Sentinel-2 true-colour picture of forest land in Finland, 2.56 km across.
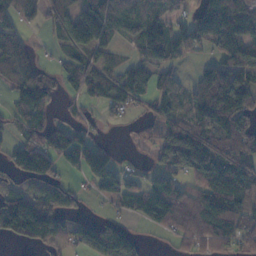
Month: November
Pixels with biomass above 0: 69%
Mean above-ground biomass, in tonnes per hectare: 71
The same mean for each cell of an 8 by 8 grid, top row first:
51 50 113 92 72 37 95 82
85 12 83 56 83 78 41 114
86 47 61 65 85 55 125 117
51 48 21 27 23 66 159 121
46 79 81 12 24 153 130 86
46 69 37 65 37 64 93 98
125 92 22 16 88 111 118 95
34 65 67 111 19 38 81 57
